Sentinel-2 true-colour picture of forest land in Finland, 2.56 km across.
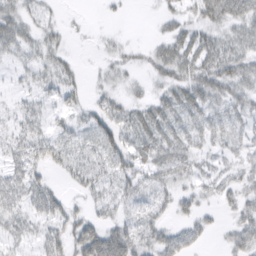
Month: March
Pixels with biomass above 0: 67%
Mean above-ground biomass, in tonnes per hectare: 28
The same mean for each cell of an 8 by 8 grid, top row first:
36 16 2 4 1 20 47 49
33 28 2 11 9 38 40 37
9 24 14 16 11 33 47 49
21 20 21 30 25 32 32 30
36 34 25 44 34 35 22 25
32 19 29 33 26 32 23 26
37 43 15 28 20 26 13 33
24 36 58 79 33 41 11 42
